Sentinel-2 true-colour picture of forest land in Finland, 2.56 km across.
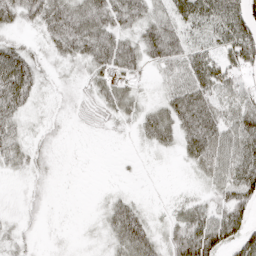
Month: April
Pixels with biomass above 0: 79%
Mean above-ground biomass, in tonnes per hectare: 38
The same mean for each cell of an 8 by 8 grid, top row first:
37 66 68 59 48 51 65 89
37 26 51 69 57 55 37 99
103 9 13 52 12 50 68 41
46 10 10 28 33 65 61 50
39 13 1 2 17 37 74 71
10 9 1 1 2 1 34 80
7 6 1 30 14 21 39 69
17 4 5 26 56 49 89 57
